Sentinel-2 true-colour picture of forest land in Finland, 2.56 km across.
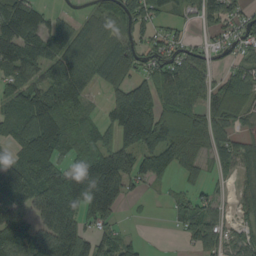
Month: August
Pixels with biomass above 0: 77%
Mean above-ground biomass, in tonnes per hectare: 90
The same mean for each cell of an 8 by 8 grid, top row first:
139 54 27 82 106 32 85 60
126 113 102 94 66 63 49 51
71 93 114 113 83 111 79 97
77 139 67 95 177 141 93 77
68 127 100 92 128 127 71 70
109 147 177 169 80 50 43 61
81 145 144 93 5 32 59 39
125 121 115 83 16 14 106 60
